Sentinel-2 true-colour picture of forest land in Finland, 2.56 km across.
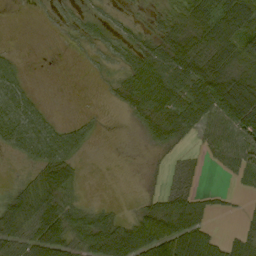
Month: September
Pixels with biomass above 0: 61%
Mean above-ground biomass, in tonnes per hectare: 39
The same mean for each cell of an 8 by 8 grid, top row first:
0 3 12 11 7 40 57 85
4 0 7 21 35 47 56 72
42 0 0 12 58 68 91 77
71 16 4 2 38 47 65 119
50 76 40 0 11 20 32 63
4 56 15 0 2 12 4 38
63 70 32 17 28 53 23 6
55 100 48 93 113 101 67 40
